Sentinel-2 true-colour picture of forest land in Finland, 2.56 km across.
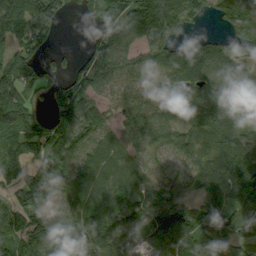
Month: September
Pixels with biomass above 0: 85%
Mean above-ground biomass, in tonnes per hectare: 97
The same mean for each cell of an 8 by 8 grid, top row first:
171 153 21 97 160 102 47 126
75 30 24 142 82 77 71 75
99 58 116 80 56 63 98 100
121 59 118 61 92 52 96 106
133 162 114 71 65 74 70 144
122 179 95 79 56 55 96 154
120 96 79 119 125 93 82 63
130 114 109 105 122 121 123 100
